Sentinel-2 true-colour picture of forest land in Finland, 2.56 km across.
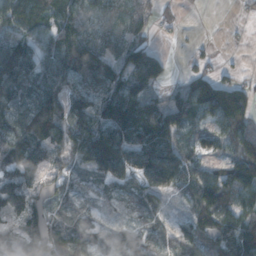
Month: November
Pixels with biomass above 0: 85%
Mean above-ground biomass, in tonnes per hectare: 88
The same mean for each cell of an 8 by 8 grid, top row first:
109 75 90 69 64 23 0 8
98 94 133 81 99 2 12 3
111 97 100 121 107 23 92 50
75 124 86 168 124 121 101 129
103 103 117 158 124 101 71 98
109 58 38 102 123 116 106 127
108 82 57 29 73 24 123 98
107 137 130 58 65 68 90 130
